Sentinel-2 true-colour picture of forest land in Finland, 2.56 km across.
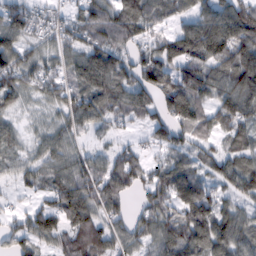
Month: February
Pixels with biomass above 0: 86%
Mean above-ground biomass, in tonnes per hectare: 72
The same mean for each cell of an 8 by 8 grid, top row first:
79 35 56 81 93 53 89 121
84 44 69 81 50 84 114 112
71 61 71 89 91 90 95 108
38 33 86 66 53 106 60 92
41 63 40 31 31 63 36 64
45 59 87 85 67 103 53 96
20 60 100 49 55 78 96 55
67 61 83 69 67 109 115 85
